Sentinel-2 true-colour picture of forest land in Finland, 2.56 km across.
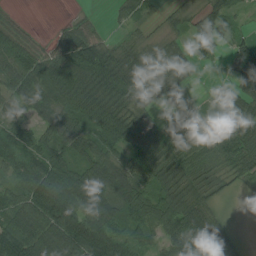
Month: August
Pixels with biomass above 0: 84%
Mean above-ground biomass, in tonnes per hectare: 70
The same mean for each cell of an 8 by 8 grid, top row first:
21 0 14 16 34 24 79 33
93 40 105 44 44 42 77 75
65 97 104 95 83 62 5 90
52 74 78 87 44 4 13 76
76 59 64 79 68 34 45 106
52 106 84 103 84 88 47 45
86 178 147 103 114 102 57 4
124 112 163 112 61 71 110 21
